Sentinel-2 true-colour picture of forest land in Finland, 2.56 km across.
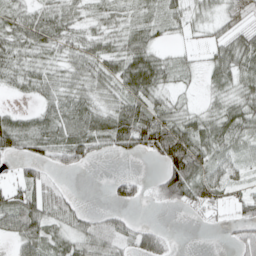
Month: April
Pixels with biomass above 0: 73%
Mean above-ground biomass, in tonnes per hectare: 37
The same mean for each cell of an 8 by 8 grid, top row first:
38 45 32 31 26 34 26 17
41 38 35 33 49 13 25 56
30 38 42 42 71 24 23 42
20 38 58 44 53 41 29 47
49 57 61 42 51 97 55 36
22 26 5 14 12 83 51 19
66 59 25 20 6 17 35 31
38 46 43 53 46 5 0 35
